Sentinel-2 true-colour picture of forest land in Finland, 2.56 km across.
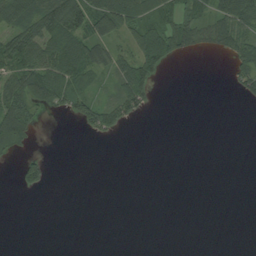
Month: August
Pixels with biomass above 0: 36%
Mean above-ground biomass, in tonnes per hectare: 31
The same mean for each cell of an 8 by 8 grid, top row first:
83 98 99 108 78 57 55 75
85 74 84 49 89 69 29 66
63 88 77 34 76 0 0 43
110 24 50 67 25 0 0 0
57 0 0 3 0 0 0 0
21 29 0 0 0 0 0 0
0 0 0 0 0 0 0 0
0 0 0 0 0 0 0 0
